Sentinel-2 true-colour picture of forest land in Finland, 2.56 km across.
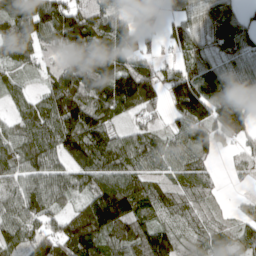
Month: April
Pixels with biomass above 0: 86%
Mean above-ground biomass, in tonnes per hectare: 104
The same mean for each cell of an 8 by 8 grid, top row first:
143 164 136 101 71 66 81 68
178 84 184 131 57 65 66 93
40 72 161 185 152 111 111 95
45 112 176 113 71 86 148 183
110 112 167 123 90 72 55 58
94 110 109 125 90 73 51 29
100 97 65 257 111 83 39 27
85 118 173 117 134 87 80 80
